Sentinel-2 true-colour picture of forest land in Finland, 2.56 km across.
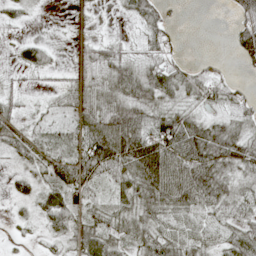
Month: May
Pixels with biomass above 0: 75%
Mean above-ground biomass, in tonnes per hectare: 40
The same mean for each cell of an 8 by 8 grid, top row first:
19 1 6 4 48 6 0 44
17 24 21 33 27 20 0 49
10 6 30 50 60 54 51 13
26 18 52 69 54 44 20 32
35 28 59 98 93 99 94 73
23 37 78 55 95 90 79 34
8 45 32 33 51 51 46 38
11 17 43 44 45 50 33 54
